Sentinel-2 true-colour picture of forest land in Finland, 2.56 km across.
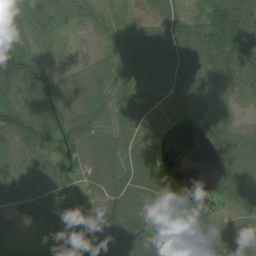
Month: July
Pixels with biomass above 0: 88%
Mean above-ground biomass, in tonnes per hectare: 73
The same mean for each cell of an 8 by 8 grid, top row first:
47 54 36 25 24 46 86 101
84 17 17 44 88 94 98 119
129 86 69 60 77 100 73 59
81 130 95 58 70 59 94 32
47 76 88 76 83 8 50 59
55 71 64 94 99 49 12 80
65 97 66 101 110 125 55 51
62 79 62 98 128 137 98 59
